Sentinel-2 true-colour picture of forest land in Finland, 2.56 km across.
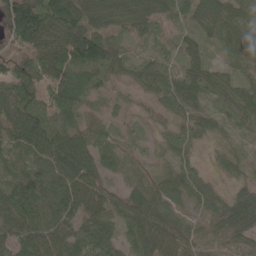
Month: May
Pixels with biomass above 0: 92%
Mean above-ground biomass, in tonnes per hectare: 62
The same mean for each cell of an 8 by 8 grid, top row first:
149 126 127 75 73 38 62 58
58 111 141 72 20 27 41 66
78 66 78 38 50 53 72 47
77 49 49 21 7 40 35 64
64 81 70 40 18 33 15 18
71 75 92 37 48 56 18 24
93 80 68 63 113 43 40 86
63 78 72 48 80 94 70 65
